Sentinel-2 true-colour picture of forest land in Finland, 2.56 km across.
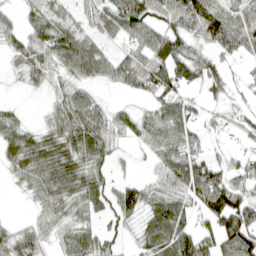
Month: April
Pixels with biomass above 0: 75%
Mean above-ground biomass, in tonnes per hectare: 56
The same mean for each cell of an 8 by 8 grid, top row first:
26 58 37 66 85 73 107 66
43 70 84 28 72 67 57 62
11 47 41 44 88 81 61 21
20 32 88 38 36 77 26 31
61 66 81 52 43 72 29 16
35 79 78 34 13 68 98 53
1 54 53 54 56 71 79 95
62 45 62 35 49 111 48 101
